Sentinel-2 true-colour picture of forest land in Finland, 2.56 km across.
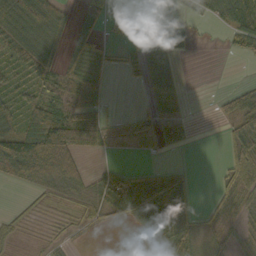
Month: October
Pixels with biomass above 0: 57%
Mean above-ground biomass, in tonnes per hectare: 29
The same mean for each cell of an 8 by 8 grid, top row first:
90 66 17 29 42 5 23 72
59 38 24 14 57 20 1 29
37 42 44 9 20 19 0 4
46 73 59 9 15 20 1 54
42 85 12 15 9 22 0 50
29 30 17 36 32 23 1 41
6 10 12 39 70 49 13 29
17 15 4 0 16 54 21 26
